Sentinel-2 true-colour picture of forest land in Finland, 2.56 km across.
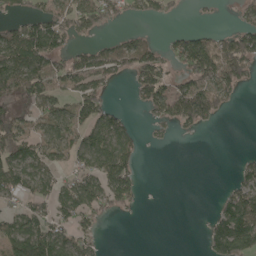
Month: May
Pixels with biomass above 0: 51%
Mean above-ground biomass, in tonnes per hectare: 57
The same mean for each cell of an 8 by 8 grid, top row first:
41 80 80 47 33 15 4 24
128 123 34 58 70 58 107 108
104 79 77 34 85 43 95 69
54 65 75 50 25 100 97 2
97 72 72 100 21 4 0 0
90 64 62 110 14 0 0 36
41 60 96 36 5 0 5 117
114 136 65 0 0 0 53 145
